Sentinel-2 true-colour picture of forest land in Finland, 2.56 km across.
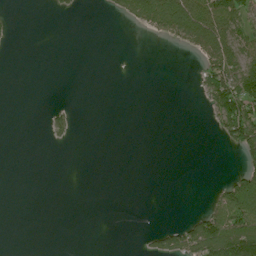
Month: July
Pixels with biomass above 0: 21%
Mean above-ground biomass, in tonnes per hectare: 27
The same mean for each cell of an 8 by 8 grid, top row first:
4 3 6 15 96 133 127 73
1 0 0 0 0 15 90 66
0 0 0 0 0 0 67 110
0 10 3 0 0 0 28 119
0 7 1 0 0 0 0 72
0 0 0 0 0 0 0 57
0 0 0 0 0 0 48 173
0 0 0 0 12 74 168 182
